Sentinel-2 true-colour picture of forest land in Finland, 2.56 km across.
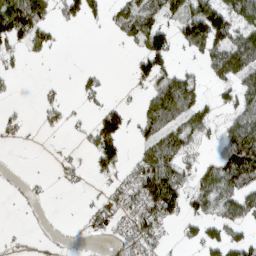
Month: March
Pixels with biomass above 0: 48%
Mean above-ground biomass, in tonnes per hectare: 50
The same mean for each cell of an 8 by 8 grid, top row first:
160 61 67 38 75 56 124 84
47 34 0 2 77 47 92 104
14 5 16 3 52 73 35 92
14 28 11 61 45 96 45 62
12 1 13 93 59 86 25 131
6 6 14 47 98 79 61 132
8 18 5 39 90 76 57 88
12 11 8 26 77 14 62 47
